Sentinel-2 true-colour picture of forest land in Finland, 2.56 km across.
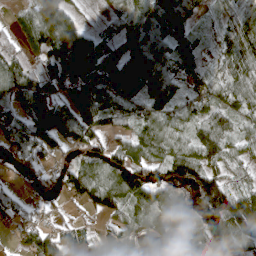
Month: April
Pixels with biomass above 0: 85%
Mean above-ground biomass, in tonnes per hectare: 86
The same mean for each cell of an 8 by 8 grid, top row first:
37 143 36 36 103 109 17 78
45 136 126 94 120 88 29 108
103 111 119 147 135 66 72 82
57 129 125 79 80 72 72 54
74 111 81 56 100 75 111 50
37 56 120 122 84 104 103 41
59 24 34 84 96 104 180 172
29 92 64 79 37 48 127 112
